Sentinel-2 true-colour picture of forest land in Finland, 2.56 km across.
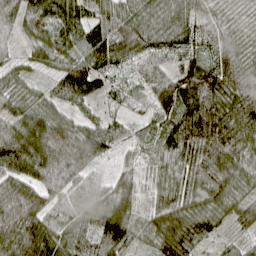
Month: April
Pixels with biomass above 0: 95%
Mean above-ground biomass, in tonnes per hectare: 78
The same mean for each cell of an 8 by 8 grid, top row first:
72 106 72 59 57 69 56 19
23 72 76 92 71 66 64 64
38 25 95 47 55 102 141 121
67 58 31 36 35 116 165 137
130 145 98 72 51 116 163 122
92 100 54 34 57 95 138 80
82 69 49 83 62 113 78 67
94 88 50 88 53 117 41 27
